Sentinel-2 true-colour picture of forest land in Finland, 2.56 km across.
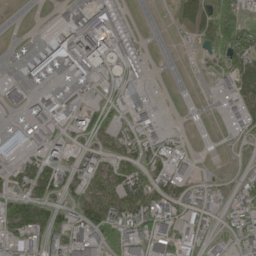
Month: May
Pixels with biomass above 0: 53%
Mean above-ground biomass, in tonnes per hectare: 45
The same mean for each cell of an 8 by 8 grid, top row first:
0 0 31 64 0 23 88 69
5 59 138 99 3 1 46 102
16 34 33 30 27 0 9 81
15 34 58 32 35 0 0 57
103 52 27 39 53 17 0 11
30 85 62 60 68 63 7 22
87 62 58 83 97 55 30 54
57 68 60 60 75 78 37 45
